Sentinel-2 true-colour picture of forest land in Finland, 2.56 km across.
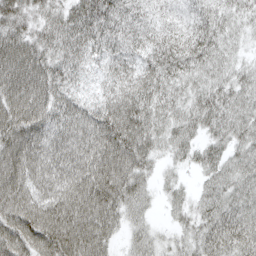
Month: April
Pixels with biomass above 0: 95%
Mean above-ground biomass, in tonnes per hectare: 64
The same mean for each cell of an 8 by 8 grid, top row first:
59 48 70 64 37 32 51 38
90 55 59 48 45 63 64 25
98 80 30 44 69 58 49 47
92 71 62 79 80 51 59 51
94 70 80 105 73 48 45 44
90 79 94 112 50 14 34 55
95 99 115 83 33 27 45 55
90 107 114 49 46 31 61 69
